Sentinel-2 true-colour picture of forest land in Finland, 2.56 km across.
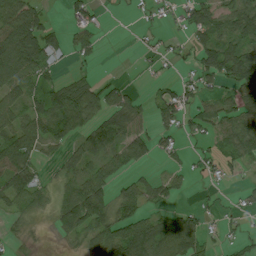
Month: July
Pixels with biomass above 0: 61%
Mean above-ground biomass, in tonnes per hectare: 44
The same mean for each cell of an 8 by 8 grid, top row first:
86 29 30 2 8 17 64 85
109 69 36 0 9 13 56 66
71 35 38 13 4 23 42 97
60 73 92 58 24 55 37 79
88 41 56 76 57 27 20 67
75 11 53 47 20 30 16 11
34 26 111 64 41 24 12 16
10 2 30 71 88 92 24 22
